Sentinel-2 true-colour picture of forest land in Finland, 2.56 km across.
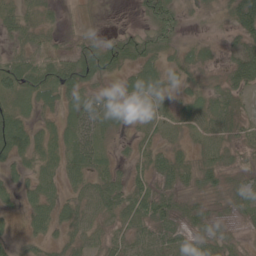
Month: June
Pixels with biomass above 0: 81%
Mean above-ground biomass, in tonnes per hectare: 33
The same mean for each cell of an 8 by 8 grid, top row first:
34 15 5 1 27 37 8 52
26 33 37 46 38 22 13 33
65 63 57 14 55 22 16 45
40 19 42 25 27 22 33 22
67 31 52 11 24 21 35 20
29 38 45 39 33 44 37 17
15 47 45 48 62 40 24 22
21 29 33 32 35 46 36 13
